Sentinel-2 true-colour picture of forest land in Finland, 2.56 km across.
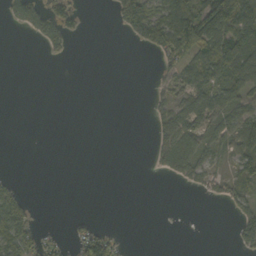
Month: October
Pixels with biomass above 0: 35%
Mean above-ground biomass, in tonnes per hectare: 30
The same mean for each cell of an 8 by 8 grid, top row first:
41 69 17 18 90 110 96 109
0 26 0 0 22 91 94 103
0 0 0 0 0 43 77 72
0 0 0 0 2 65 66 56
0 0 0 0 0 86 46 64
6 0 0 0 1 29 40 44
91 0 0 0 0 0 0 41
87 21 37 31 0 0 0 35
